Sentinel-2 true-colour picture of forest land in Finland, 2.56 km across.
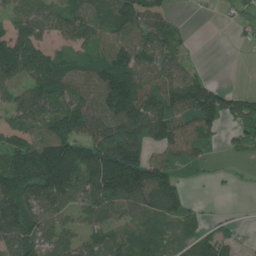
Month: June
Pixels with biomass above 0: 78%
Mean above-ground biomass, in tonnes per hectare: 99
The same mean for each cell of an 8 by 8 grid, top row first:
103 94 111 122 152 37 6 38
161 89 75 105 118 64 0 8
106 139 92 165 119 94 54 0
109 124 142 123 157 137 153 94
96 161 130 179 119 118 56 39
192 205 142 203 162 80 18 5
169 113 82 102 116 97 12 4
124 95 73 74 78 68 97 28
